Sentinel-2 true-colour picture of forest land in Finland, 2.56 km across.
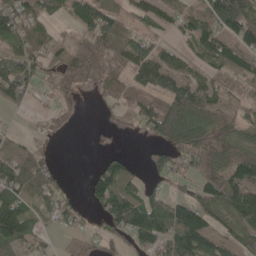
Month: May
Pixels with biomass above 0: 74%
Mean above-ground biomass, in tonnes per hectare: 66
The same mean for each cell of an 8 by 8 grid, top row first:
82 55 79 76 52 57 89 144
56 47 47 75 93 39 81 91
102 21 59 55 83 110 55 66
18 20 14 20 74 125 81 54
38 8 0 4 13 96 95 88
82 47 1 95 34 52 81 107
116 45 34 115 123 99 80 106
88 17 28 36 78 116 106 67
